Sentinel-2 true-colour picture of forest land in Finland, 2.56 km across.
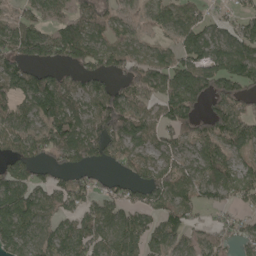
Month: May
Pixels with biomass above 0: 77%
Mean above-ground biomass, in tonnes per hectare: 72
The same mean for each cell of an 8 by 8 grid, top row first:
40 63 69 54 46 68 36 44
105 93 105 59 35 60 80 94
93 79 51 51 83 115 99 102
79 124 82 122 67 112 68 70
76 99 102 79 63 59 84 72
88 43 42 25 52 69 77 64
127 59 55 66 58 80 38 36
80 67 64 80 80 64 48 51
